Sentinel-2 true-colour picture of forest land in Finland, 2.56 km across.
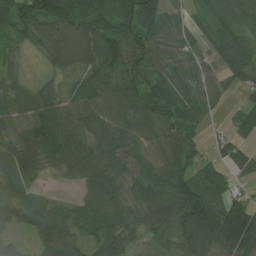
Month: July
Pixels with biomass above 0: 89%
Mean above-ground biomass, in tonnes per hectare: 71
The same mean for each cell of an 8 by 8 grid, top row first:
93 131 96 70 100 43 40 66
33 74 84 92 82 72 50 68
39 23 45 81 86 79 59 42
76 69 66 74 91 97 43 30
78 84 83 94 71 80 24 57
90 23 46 62 78 77 55 30
75 66 48 81 95 109 137 86
32 86 58 79 40 72 123 153
